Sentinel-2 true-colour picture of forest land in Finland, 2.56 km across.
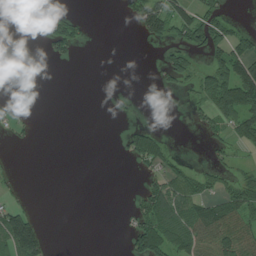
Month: July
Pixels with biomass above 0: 31%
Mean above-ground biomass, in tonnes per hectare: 39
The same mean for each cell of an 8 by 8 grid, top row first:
0 28 19 0 111 108 81 5
0 40 28 0 4 56 101 73
0 0 0 0 0 54 85 175
14 0 0 7 1 0 59 135
12 0 0 2 74 3 27 65
5 0 0 0 28 60 40 32
51 0 0 0 81 97 67 80
159 37 0 0 122 91 105 92
